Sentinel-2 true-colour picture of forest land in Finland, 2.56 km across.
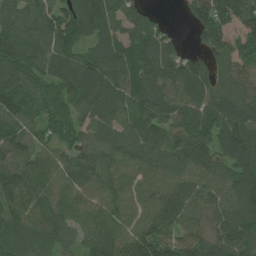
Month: July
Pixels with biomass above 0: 94%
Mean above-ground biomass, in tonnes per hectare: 98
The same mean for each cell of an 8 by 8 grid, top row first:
101 94 125 112 82 6 138 126
134 121 87 91 122 67 76 89
102 98 121 120 113 128 87 89
92 81 87 97 119 112 134 100
93 63 87 84 98 101 90 114
104 89 101 98 91 98 89 113
85 104 77 83 81 107 93 123
62 74 60 106 140 97 102 107
